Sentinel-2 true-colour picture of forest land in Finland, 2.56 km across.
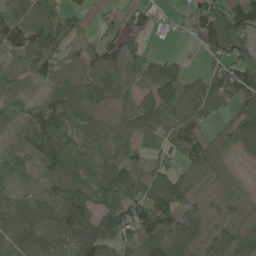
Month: May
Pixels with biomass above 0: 85%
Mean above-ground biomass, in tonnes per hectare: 66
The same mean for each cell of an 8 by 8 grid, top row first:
57 62 28 19 39 18 96 122
59 77 38 64 28 3 61 60
51 44 80 66 57 91 59 84
48 103 91 36 80 78 53 50
51 135 82 58 48 61 51 56
61 59 101 119 66 70 55 25
76 64 108 93 99 95 42 45
72 69 93 79 86 87 54 65
